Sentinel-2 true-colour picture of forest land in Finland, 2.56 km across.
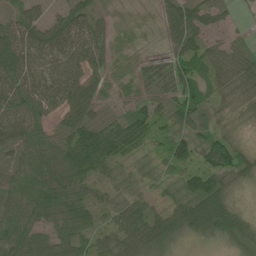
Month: June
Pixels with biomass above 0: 83%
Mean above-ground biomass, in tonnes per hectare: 54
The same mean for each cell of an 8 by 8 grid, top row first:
55 39 62 12 0 62 49 9
114 98 80 25 2 41 44 29
98 80 80 16 26 58 39 65
92 66 79 13 39 49 38 33
76 73 86 84 36 55 55 41
71 90 62 21 12 26 65 58
80 68 55 31 33 43 101 42
86 59 51 45 70 47 47 68
